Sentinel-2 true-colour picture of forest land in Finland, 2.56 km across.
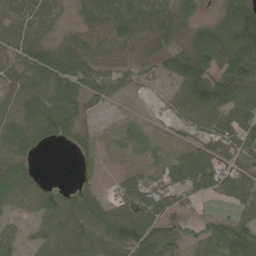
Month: June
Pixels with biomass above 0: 80%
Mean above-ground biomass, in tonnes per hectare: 58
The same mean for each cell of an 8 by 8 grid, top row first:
68 59 30 76 72 68 20 135
68 58 62 53 32 49 107 136
52 81 76 51 21 53 109 135
68 107 54 7 4 30 83 85
80 31 30 10 20 16 45 71
86 7 12 9 23 43 70 54
40 70 79 58 79 43 3 37
41 69 73 98 110 67 60 93
